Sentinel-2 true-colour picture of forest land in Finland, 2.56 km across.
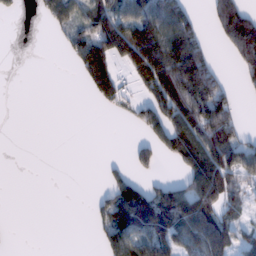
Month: February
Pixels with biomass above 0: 45%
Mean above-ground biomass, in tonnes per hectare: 65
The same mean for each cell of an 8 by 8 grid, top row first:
15 66 72 118 101 115 30 114
0 1 91 128 177 179 39 104
0 0 29 133 115 196 111 26
0 0 0 21 76 140 142 21
0 0 0 0 48 115 137 77
0 0 0 27 27 24 193 74
0 0 0 84 140 148 131 43
0 0 0 95 98 106 147 56
